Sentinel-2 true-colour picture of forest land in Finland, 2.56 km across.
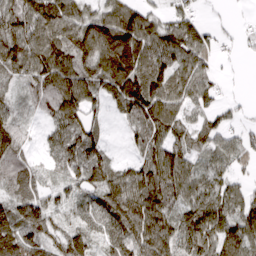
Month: March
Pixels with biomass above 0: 83%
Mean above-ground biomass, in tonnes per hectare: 90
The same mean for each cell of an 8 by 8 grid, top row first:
107 144 110 119 104 69 13 8
118 134 118 177 125 119 60 26
54 122 128 136 161 117 71 6
47 69 117 29 146 103 69 23
87 44 113 18 77 86 59 67
98 32 74 91 127 118 71 41
97 74 58 123 157 88 117 106
110 68 83 87 124 110 114 116
